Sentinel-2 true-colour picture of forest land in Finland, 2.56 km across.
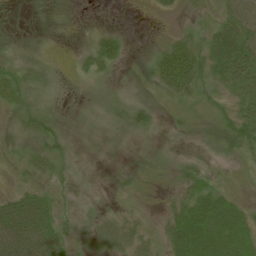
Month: June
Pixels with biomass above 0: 77%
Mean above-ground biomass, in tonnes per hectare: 25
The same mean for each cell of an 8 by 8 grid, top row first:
1 6 3 0 1 13 14 53
8 7 6 45 6 51 38 65
35 11 8 10 14 69 27 48
16 17 3 12 23 13 12 33
9 27 6 5 4 8 20 39
12 24 12 9 12 18 26 11
62 47 16 13 10 32 66 33
88 66 21 33 25 63 80 60
